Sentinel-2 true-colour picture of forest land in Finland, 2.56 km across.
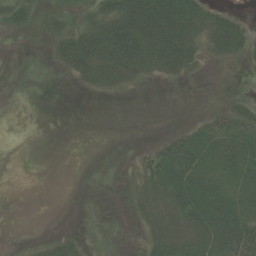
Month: August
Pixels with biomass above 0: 44%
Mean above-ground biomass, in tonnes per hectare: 18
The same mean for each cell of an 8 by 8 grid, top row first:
26 16 15 44 83 68 25 9
0 10 62 58 55 56 21 26
1 0 20 28 13 9 1 1
0 0 0 0 0 0 7 20
0 0 0 0 2 28 34 34
0 0 0 0 22 41 29 26
0 0 0 0 18 32 47 28
1 8 9 0 10 22 24 46
